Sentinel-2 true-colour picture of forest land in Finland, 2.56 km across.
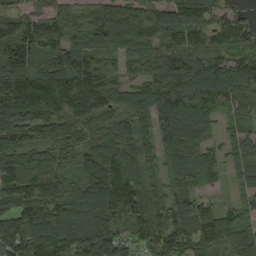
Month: September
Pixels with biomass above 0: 94%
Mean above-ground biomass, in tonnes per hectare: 120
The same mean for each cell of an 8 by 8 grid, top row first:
97 102 111 145 112 137 99 50
138 113 144 108 108 120 108 91
165 153 166 115 105 184 156 139
143 123 129 122 122 162 111 81
96 77 97 134 88 140 95 84
130 110 104 172 117 102 71 55
115 136 153 159 128 130 67 53
154 170 165 138 94 143 129 107
